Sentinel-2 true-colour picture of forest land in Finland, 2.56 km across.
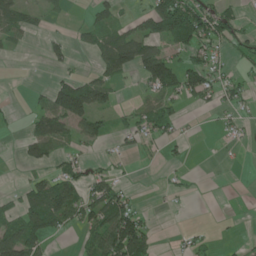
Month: June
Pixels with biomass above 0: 40%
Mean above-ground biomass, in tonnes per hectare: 36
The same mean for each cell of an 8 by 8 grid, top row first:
70 15 4 32 45 138 67 24
14 25 16 81 85 35 53 27
0 10 37 43 52 79 59 22
5 71 117 35 35 29 7 18
7 65 27 11 21 17 0 11
1 30 49 38 1 11 1 0
30 105 80 93 15 3 0 0
99 41 16 106 80 7 14 4
